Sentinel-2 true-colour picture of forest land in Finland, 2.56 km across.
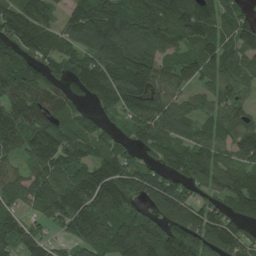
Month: July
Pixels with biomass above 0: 87%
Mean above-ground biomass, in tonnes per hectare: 107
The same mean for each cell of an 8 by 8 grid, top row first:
108 67 106 153 155 155 119 74
112 94 96 144 149 83 103 118
138 114 117 135 134 90 62 84
109 104 49 57 102 90 66 84
101 134 89 57 70 90 91 149
79 106 112 152 109 88 93 107
57 106 163 161 71 149 93 99
88 54 101 119 143 146 178 115
